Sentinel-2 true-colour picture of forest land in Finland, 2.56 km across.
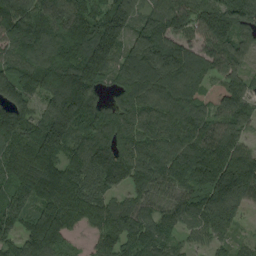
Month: August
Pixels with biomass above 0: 93%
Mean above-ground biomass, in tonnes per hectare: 132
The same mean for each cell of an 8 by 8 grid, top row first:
160 127 125 170 102 153 154 145
102 161 172 134 190 154 129 111
147 145 186 79 147 163 110 98
141 123 169 103 132 130 105 113
152 177 119 162 129 118 153 104
129 154 133 157 120 110 149 236
126 147 155 120 85 105 175 120
101 166 32 122 122 65 70 44
